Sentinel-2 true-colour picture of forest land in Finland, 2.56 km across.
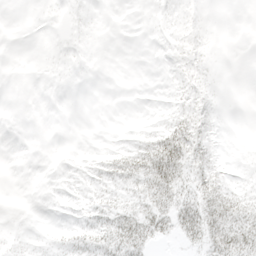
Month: April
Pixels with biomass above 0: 35%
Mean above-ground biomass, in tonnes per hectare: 7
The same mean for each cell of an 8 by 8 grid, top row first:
0 1 2 0 0 2 2 0
0 0 1 0 0 5 6 0
0 0 0 0 0 4 6 0
0 0 0 0 0 8 9 0
0 0 0 2 12 32 13 0
0 0 2 14 25 30 20 1
0 0 5 17 19 25 28 20
4 4 14 27 23 10 24 27
